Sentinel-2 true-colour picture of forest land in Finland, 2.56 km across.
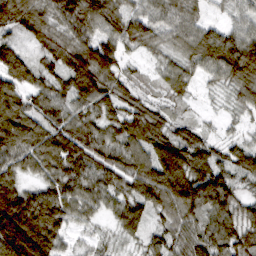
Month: March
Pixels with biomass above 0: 94%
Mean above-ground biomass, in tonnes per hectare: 84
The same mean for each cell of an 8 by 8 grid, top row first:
110 84 125 94 69 80 32 49
61 63 101 79 53 59 123 142
87 63 125 80 28 67 33 111
102 73 66 69 76 31 10 37
102 93 106 86 104 117 62 47
70 68 86 86 111 153 124 70
173 122 80 56 85 115 97 81
197 137 22 23 48 80 89 101
